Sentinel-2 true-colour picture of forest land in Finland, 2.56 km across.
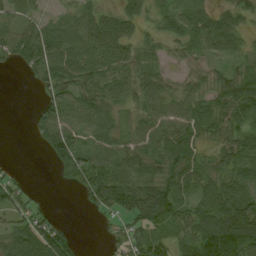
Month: August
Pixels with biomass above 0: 79%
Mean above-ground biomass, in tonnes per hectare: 50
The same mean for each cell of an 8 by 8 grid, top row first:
29 19 40 44 42 44 39 43
70 89 69 70 37 24 37 26
1 58 65 61 49 18 27 57
0 60 64 48 41 52 60 62
0 55 53 62 47 78 29 70
14 1 59 81 68 66 50 64
53 13 10 50 89 53 66 97
85 107 12 18 50 39 105 118
